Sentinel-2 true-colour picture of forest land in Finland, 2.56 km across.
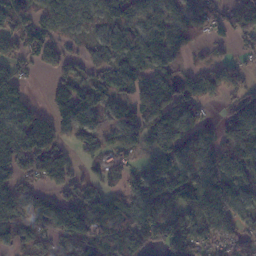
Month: November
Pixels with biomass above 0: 78%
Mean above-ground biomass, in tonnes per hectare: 80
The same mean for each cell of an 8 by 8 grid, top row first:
110 95 76 73 69 69 75 90
81 86 34 75 89 78 32 31
89 23 64 78 86 80 71 60
74 57 101 48 80 95 21 88
105 78 57 55 70 102 89 135
96 98 49 55 78 98 70 84
126 78 116 114 81 80 101 99
71 65 94 124 96 124 92 85
